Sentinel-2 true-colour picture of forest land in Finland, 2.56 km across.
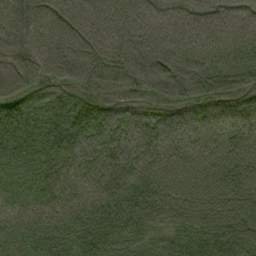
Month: September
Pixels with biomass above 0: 99%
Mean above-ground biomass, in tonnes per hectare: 94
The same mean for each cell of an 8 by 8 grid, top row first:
82 88 82 93 76 60 81 82
79 88 93 98 105 104 105 103
74 75 95 110 117 134 146 131
102 79 99 83 84 92 99 112
77 82 82 96 87 87 93 110
60 65 59 79 90 100 112 121
44 71 86 101 109 108 135 147
58 84 95 98 66 83 130 145
